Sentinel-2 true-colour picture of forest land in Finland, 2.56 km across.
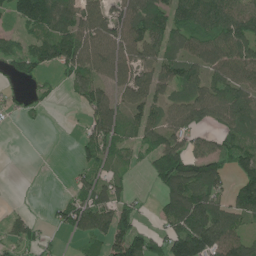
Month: June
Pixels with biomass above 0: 70%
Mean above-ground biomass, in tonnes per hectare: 79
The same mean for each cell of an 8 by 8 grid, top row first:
76 126 96 87 109 92 125 105
56 107 130 100 95 59 105 107
36 26 87 88 77 96 94 111
33 15 23 107 83 88 114 113
0 0 40 77 55 96 74 91
0 0 45 56 17 163 135 77
13 15 114 106 20 117 135 96
69 22 35 106 95 141 157 96
